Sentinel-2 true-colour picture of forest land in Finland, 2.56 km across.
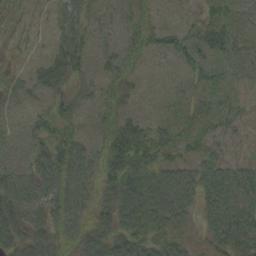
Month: September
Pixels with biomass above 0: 85%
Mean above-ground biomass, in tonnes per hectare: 47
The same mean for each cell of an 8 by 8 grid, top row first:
25 15 49 26 40 32 29 44
14 19 46 31 41 54 50 46
22 47 30 38 29 33 42 31
21 29 34 38 30 39 42 26
26 45 50 50 58 58 31 18
62 71 72 49 71 70 71 61
82 60 63 59 97 81 58 70
53 62 57 64 66 45 30 74
